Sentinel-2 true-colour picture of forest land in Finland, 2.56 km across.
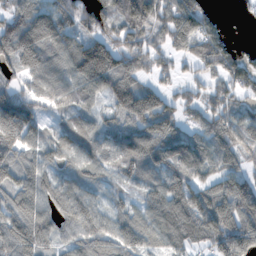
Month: November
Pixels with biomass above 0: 88%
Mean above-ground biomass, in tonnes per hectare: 105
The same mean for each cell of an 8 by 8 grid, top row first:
116 115 100 105 182 136 71 12
160 111 129 133 103 83 120 30
71 108 119 144 69 51 63 104
199 59 89 69 184 84 102 82
114 83 93 87 152 124 101 116
93 75 77 45 73 101 77 107
102 90 118 48 79 129 150 169
161 94 112 114 103 100 105 195
